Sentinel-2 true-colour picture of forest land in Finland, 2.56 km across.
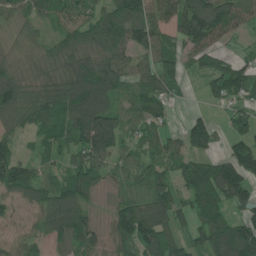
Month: June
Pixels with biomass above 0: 85%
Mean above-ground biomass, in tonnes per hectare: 101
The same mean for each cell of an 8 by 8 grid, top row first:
90 78 94 114 140 96 151 94
83 75 117 131 108 86 100 27
136 117 175 124 84 92 55 101
133 111 146 128 96 24 25 66
44 74 111 128 75 55 89 98
121 54 119 71 100 92 158 145
27 113 121 81 143 123 169 74
36 76 94 95 142 113 138 192
